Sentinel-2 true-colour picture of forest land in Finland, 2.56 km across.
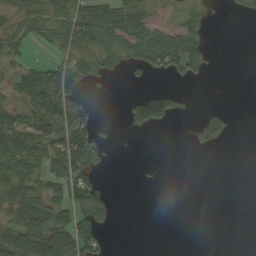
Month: September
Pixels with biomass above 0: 43%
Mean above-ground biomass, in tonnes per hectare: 33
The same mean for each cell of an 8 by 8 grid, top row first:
36 60 68 72 42 17 12 6
29 15 79 46 70 95 30 0
42 85 91 10 5 18 4 0
39 84 41 0 85 29 17 0
66 62 85 6 0 0 22 0
68 53 71 2 2 0 0 0
53 62 65 26 0 0 0 0
68 89 98 11 0 0 0 0
